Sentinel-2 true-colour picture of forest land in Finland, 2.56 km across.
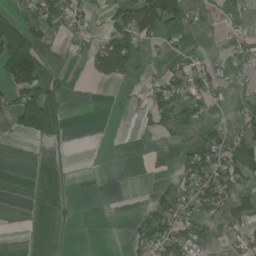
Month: July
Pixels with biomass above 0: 36%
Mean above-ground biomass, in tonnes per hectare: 42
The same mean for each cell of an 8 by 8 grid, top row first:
51 64 39 53 197 109 16 21
172 21 14 128 32 25 5 32
142 70 1 55 18 67 63 14
119 158 0 2 32 58 26 32
2 23 0 0 2 15 69 87
0 0 0 0 0 35 105 87
1 1 1 0 11 73 89 71
1 0 0 0 49 82 28 45
